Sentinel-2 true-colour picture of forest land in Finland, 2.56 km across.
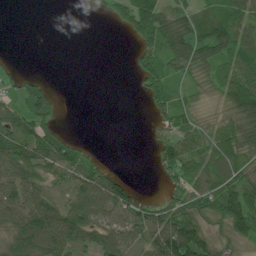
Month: July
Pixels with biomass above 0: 65%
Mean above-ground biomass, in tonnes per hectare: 63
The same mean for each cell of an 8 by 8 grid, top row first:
0 0 0 33 141 67 68 84
0 0 0 0 56 90 87 93
27 19 0 0 75 47 47 95
63 75 0 0 15 75 25 115
103 110 36 0 2 68 61 105
88 55 79 63 0 56 74 66
111 133 97 113 70 64 79 134
104 149 96 95 71 175 88 82
